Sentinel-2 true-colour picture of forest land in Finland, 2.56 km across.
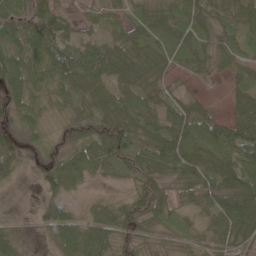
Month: May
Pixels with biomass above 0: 87%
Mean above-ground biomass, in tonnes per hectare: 53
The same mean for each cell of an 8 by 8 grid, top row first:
81 67 20 27 47 52 56 57
76 83 62 60 58 54 45 53
71 70 79 73 58 15 12 29
46 36 45 71 68 51 29 43
41 17 49 78 68 90 85 77
36 41 59 32 65 60 70 90
3 46 20 41 66 54 52 103
44 21 83 51 24 28 35 50
